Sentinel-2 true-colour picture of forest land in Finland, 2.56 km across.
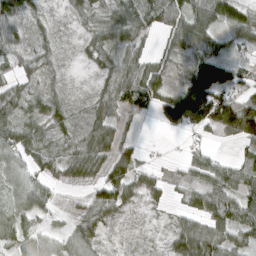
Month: April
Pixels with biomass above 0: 80%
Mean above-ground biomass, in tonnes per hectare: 50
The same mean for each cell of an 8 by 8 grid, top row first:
58 19 33 48 60 74 69 56
46 29 15 60 36 41 31 22
41 22 4 61 92 24 131 54
55 53 18 52 31 102 149 149
72 44 45 72 13 2 23 45
53 39 45 91 39 15 66 69
42 29 28 74 21 17 72 72
35 39 65 11 11 51 108 47
